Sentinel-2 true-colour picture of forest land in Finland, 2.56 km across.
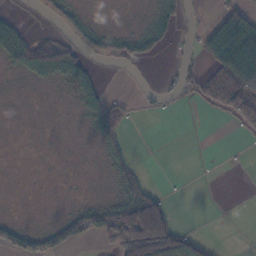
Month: November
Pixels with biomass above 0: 34%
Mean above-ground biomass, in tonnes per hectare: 26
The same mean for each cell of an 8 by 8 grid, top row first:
9 16 22 0 5 36 9 64
57 98 37 34 44 8 53 117
4 31 42 0 0 23 28 89
0 0 17 62 6 2 5 67
0 0 0 36 1 0 0 2
0 0 1 16 12 0 0 0
0 0 28 53 109 5 0 0
41 36 26 60 147 86 14 0
